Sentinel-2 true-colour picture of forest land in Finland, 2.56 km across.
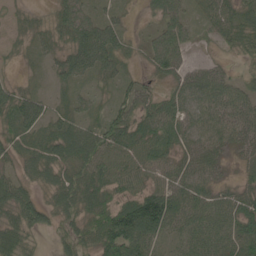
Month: May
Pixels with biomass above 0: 81%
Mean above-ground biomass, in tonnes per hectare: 43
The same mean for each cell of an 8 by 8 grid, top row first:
11 12 48 25 12 42 31 49
7 23 73 65 22 84 8 40
14 10 28 25 20 43 56 22
42 8 28 37 47 44 49 54
31 42 63 63 55 46 52 41
27 33 50 59 43 52 41 17
55 18 48 58 138 71 61 57
57 5 43 94 74 29 61 72
